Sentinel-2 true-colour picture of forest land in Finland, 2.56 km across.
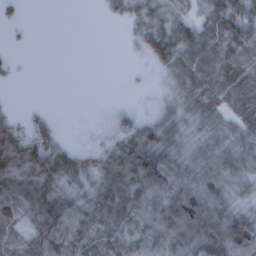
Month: February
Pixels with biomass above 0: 73%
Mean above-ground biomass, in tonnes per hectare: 44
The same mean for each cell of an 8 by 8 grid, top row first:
8 0 0 11 31 35 48 79
3 0 0 0 25 67 62 85
4 0 0 0 1 40 63 82
9 9 0 10 6 28 52 62
86 71 8 45 85 31 39 50
102 100 67 87 91 73 65 44
71 71 45 55 40 105 90 30
42 51 48 39 35 64 100 87
